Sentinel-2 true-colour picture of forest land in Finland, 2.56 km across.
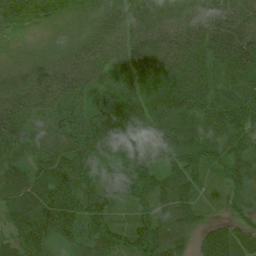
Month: July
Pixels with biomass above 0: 98%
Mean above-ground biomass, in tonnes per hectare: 68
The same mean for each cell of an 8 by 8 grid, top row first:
56 22 31 58 75 56 72 80
12 17 49 64 81 86 85 116
34 65 84 45 78 84 74 78
105 78 89 105 88 103 85 97
99 51 86 105 54 74 63 68
61 89 86 78 77 67 40 70
77 93 86 51 39 66 22 37
62 74 67 53 65 43 58 64
